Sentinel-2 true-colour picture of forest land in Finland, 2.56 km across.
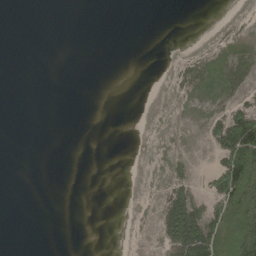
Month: June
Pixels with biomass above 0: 23%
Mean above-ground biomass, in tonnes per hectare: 18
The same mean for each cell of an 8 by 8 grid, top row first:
0 0 0 0 0 0 0 1
0 0 0 0 0 0 12 17
0 0 0 0 0 16 33 42
0 0 0 0 0 2 22 57
0 0 0 0 0 2 18 149
0 0 0 0 1 15 23 153
0 0 0 0 0 87 42 135
0 0 0 0 0 77 123 117
